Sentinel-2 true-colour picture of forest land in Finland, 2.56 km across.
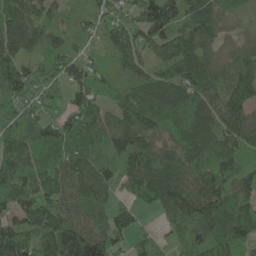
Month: May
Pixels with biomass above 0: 92%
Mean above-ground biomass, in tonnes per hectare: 94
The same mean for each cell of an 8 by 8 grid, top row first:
116 54 38 84 101 93 84 29
121 73 47 56 81 118 76 66
175 114 98 45 66 91 87 112
110 56 117 71 129 77 104 123
105 99 76 88 102 89 101 103
143 119 85 68 141 100 109 88
112 121 109 68 45 88 124 86
153 129 190 97 54 41 92 85
